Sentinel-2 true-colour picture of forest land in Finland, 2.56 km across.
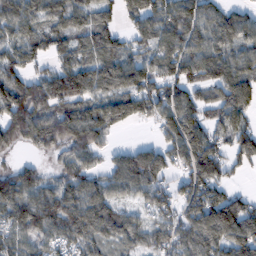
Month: February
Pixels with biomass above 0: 84%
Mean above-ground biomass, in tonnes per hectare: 105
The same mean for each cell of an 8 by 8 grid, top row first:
112 113 106 72 111 114 85 69
95 84 90 101 82 119 107 91
110 120 154 117 113 114 109 125
148 117 107 123 96 138 93 134
67 87 135 36 41 130 142 113
96 52 114 95 143 70 144 23
115 126 124 93 67 88 180 109
93 86 85 65 80 107 139 179
